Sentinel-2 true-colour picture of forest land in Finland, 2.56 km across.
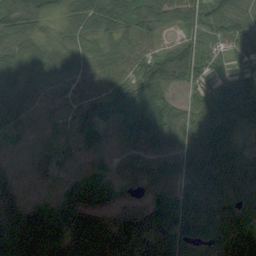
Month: August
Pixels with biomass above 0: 87%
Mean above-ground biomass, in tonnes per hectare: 57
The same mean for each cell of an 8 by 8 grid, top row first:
82 58 69 79 68 55 76 60
81 74 49 49 38 51 46 40
78 49 50 52 74 63 52 72
43 16 19 54 66 48 65 88
9 8 15 26 65 71 99 34
17 3 14 21 37 68 74 52
50 37 74 35 53 82 71 48
65 77 76 125 88 95 86 108
